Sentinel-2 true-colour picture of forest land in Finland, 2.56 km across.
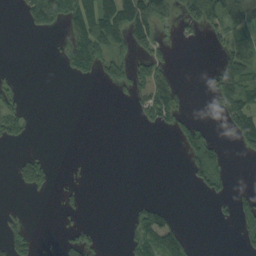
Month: September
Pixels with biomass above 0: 29%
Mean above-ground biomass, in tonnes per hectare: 41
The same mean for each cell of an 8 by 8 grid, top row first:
7 115 122 108 118 59 97 88
0 3 137 93 40 16 13 79
20 0 28 59 69 36 30 103
70 0 0 0 49 84 6 93
30 0 0 0 0 29 88 46
45 60 8 0 0 0 93 0
11 0 22 0 44 8 5 45
74 3 68 0 80 86 0 22
